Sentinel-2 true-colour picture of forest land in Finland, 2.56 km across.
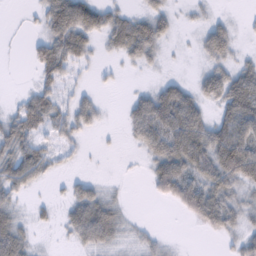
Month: February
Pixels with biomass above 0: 64%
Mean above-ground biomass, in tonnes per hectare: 40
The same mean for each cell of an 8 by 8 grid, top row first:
1 59 88 41 40 17 15 4
1 61 56 27 61 4 50 14
0 44 9 7 3 22 56 78
34 54 43 2 76 101 34 109
63 26 17 2 47 84 86 104
63 22 13 2 12 106 75 84
28 11 65 42 0 29 96 40
72 2 39 36 21 3 5 33
